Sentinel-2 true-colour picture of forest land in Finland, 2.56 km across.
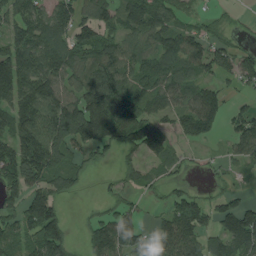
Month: August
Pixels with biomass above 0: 73%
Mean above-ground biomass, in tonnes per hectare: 93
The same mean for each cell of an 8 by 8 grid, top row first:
96 118 93 88 148 70 28 10
122 148 128 96 76 108 88 45
152 145 85 131 91 93 51 59
143 175 206 167 104 81 139 55
119 163 103 89 151 41 28 78
121 102 53 15 58 29 13 13
90 144 4 50 22 100 77 117
67 176 33 141 44 142 73 149
